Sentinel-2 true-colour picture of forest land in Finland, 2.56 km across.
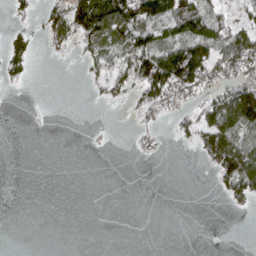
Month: March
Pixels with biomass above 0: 34%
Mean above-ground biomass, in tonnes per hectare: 35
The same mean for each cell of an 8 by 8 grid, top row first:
15 49 125 176 103 119 72 29
54 13 31 66 95 90 93 97
20 0 4 50 110 133 56 67
0 0 0 0 29 26 63 145
0 0 0 0 10 7 71 103
0 0 0 0 0 0 5 122
0 0 0 0 0 0 0 13
0 0 0 0 0 0 0 0
